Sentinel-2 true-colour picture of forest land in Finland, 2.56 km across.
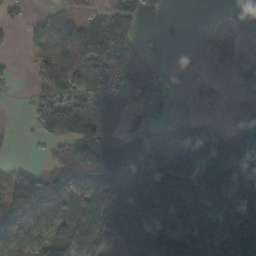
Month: October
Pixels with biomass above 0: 65%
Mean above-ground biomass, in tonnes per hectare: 65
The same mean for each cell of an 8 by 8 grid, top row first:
11 57 36 76 51 3 1 7
3 61 88 146 57 5 16 10
6 70 87 129 109 9 34 12
1 141 138 105 55 23 14 3
2 40 124 47 61 58 63 78
73 102 109 143 79 74 122 113
113 96 56 93 36 67 38 76
71 77 85 56 78 113 109 156
